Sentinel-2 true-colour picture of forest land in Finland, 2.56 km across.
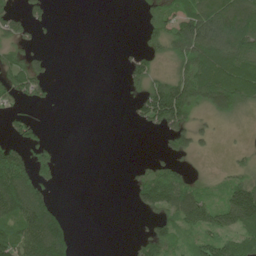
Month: June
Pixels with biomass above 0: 48%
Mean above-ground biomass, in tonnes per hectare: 58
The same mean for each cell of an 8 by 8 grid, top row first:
58 33 0 0 27 90 139 136
39 9 0 0 32 93 164 140
76 57 0 0 66 92 130 110
30 4 0 0 74 169 47 54
81 29 0 0 0 59 16 5
139 35 0 0 32 55 11 42
138 111 0 0 48 106 113 194
99 196 9 0 49 53 73 120
